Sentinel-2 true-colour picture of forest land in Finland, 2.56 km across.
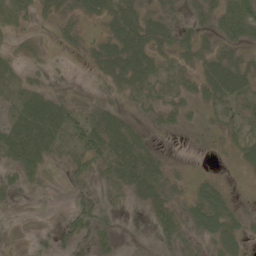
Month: June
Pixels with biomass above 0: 65%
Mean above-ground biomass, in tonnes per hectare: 28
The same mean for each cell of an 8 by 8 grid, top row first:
27 19 38 43 40 26 44 70
13 11 24 44 50 35 25 35
21 19 1 27 39 26 46 48
21 42 31 29 18 28 23 25
44 34 37 41 20 1 9 30
30 22 36 31 42 24 13 11
7 9 34 17 20 38 55 23
2 12 38 25 6 37 39 29
